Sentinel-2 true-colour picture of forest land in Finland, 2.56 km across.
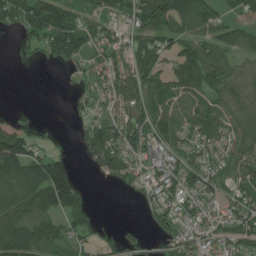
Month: July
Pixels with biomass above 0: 73%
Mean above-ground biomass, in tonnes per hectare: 70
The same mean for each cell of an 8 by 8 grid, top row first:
83 165 78 72 106 111 79 71
17 86 98 59 98 66 85 56
0 0 15 66 96 96 94 65
6 0 24 58 112 77 77 61
125 18 47 103 78 68 63 58
137 175 40 76 41 62 73 57
122 133 92 0 23 44 37 57
174 109 44 52 36 44 40 68
